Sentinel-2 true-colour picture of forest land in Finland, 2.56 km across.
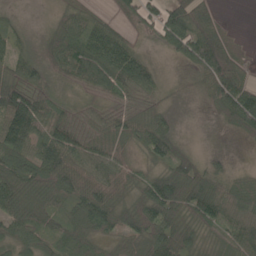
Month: May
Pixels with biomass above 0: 81%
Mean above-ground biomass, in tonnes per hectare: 63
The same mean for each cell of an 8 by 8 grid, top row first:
11 14 57 28 67 83 57 0
38 65 93 103 18 60 127 15
73 39 68 89 65 4 75 68
132 67 31 40 44 10 18 130
116 85 67 66 65 45 0 9
129 110 80 68 44 85 68 24
104 70 75 75 83 93 102 69
79 54 74 30 68 97 25 75
